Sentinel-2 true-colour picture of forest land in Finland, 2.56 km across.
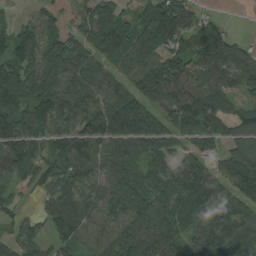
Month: August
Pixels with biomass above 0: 88%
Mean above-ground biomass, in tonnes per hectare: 100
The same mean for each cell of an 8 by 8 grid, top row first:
19 66 92 119 67 160 16 0
94 119 90 121 101 88 110 72
113 152 105 87 137 152 124 114
116 115 97 150 140 120 163 58
113 64 130 121 108 65 76 94
41 79 105 98 73 91 106 158
42 68 117 105 140 113 115 96
74 67 84 103 134 96 145 107
